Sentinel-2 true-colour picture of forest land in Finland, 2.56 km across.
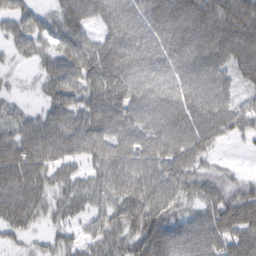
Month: February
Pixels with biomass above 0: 88%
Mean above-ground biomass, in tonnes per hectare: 73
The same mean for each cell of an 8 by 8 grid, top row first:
53 37 76 76 94 133 108 108
37 41 80 92 79 101 110 103
9 52 72 93 72 76 81 52
33 48 69 81 77 97 96 67
81 93 68 80 84 104 72 14
104 61 40 73 83 83 50 27
92 46 43 56 85 54 75 113
22 24 36 63 97 119 115 105
